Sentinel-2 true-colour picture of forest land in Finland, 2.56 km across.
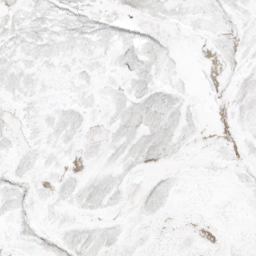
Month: May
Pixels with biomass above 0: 56%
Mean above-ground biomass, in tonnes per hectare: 5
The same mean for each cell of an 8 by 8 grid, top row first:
6 7 8 6 7 5 7 5
8 8 7 7 11 2 2 5
8 4 5 4 9 4 1 6
3 5 6 6 11 10 1 6
3 6 4 6 12 8 2 4
8 4 5 7 4 3 0 3
8 4 6 4 7 2 0 1
4 7 9 7 3 2 1 2
